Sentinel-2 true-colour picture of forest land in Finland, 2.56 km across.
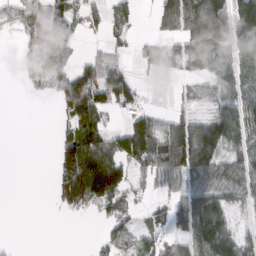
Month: March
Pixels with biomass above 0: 58%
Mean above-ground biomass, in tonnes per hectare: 53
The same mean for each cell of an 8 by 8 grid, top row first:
40 78 42 41 3 80 123 113
14 64 12 23 26 31 74 59
6 51 104 106 10 12 45 77
0 0 119 41 48 22 35 82
0 0 127 69 110 137 125 54
0 14 178 168 41 65 77 71
0 6 58 61 14 38 85 30
0 0 0 40 41 35 97 52
